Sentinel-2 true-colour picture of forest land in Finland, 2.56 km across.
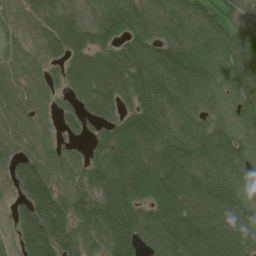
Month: June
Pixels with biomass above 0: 92%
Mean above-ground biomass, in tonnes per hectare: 112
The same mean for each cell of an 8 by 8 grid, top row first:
51 115 84 164 135 113 83 67
55 78 129 106 116 144 77 127
74 52 112 148 153 120 76 84
77 40 87 85 185 115 81 52
69 52 33 165 171 165 124 77
95 98 81 164 184 164 134 69
58 169 125 180 119 186 128 74
80 190 133 181 122 157 143 111
